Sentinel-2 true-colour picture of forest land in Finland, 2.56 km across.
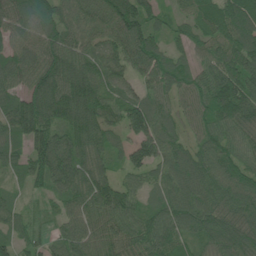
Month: June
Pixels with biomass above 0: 96%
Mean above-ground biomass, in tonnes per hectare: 94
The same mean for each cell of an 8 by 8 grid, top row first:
93 96 91 126 114 49 96 139
80 97 86 85 115 47 71 116
76 147 161 93 66 87 96 122
115 150 154 83 113 55 96 121
68 123 113 73 114 73 85 83
45 120 115 65 76 106 111 97
49 28 88 112 64 101 108 105
64 43 101 94 113 86 74 95
